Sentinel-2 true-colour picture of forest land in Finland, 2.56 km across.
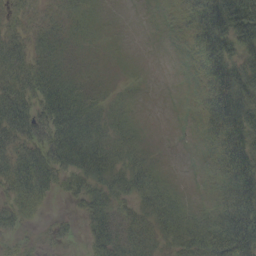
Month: September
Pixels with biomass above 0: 77%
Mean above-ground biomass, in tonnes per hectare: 31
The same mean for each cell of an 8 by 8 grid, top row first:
16 12 12 3 0 15 78 86
35 25 7 3 1 3 68 53
45 43 11 4 3 1 43 57
63 56 47 15 2 0 35 62
52 67 67 33 8 0 11 56
61 52 52 46 42 3 5 54
35 10 19 41 29 26 11 61
17 15 10 50 29 30 41 74
